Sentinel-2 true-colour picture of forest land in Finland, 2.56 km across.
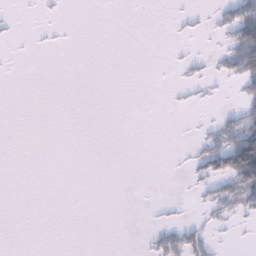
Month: January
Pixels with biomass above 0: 13%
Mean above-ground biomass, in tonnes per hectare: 10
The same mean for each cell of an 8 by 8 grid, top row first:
3 2 0 0 0 4 8 71
1 2 0 0 0 2 2 91
0 0 0 0 0 4 13 34
0 0 0 0 0 3 2 28
0 0 0 0 0 1 28 96
0 0 0 0 0 1 33 87
0 0 0 0 1 4 18 24
0 0 0 0 5 38 27 2
